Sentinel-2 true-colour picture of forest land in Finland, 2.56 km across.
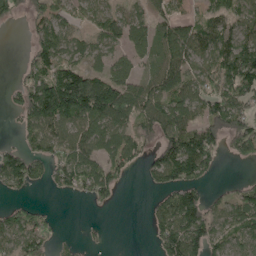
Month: May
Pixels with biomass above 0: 66%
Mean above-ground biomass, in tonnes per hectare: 76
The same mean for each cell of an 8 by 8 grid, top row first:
37 87 43 56 46 57 64 73
0 106 52 65 55 107 89 108
22 119 148 110 47 121 91 129
47 178 174 148 84 96 100 103
34 93 94 81 53 118 123 96
126 55 103 81 30 105 45 8
56 12 1 18 8 118 72 80
105 61 12 2 2 136 108 71
